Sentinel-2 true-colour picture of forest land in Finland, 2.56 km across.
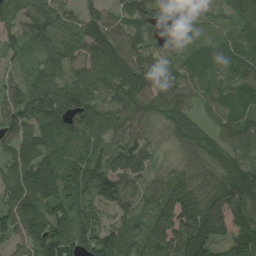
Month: August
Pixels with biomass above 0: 94%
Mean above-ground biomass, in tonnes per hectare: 89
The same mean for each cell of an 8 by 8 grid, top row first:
84 90 58 58 116 92 31 84
53 74 65 124 83 62 45 69
45 79 70 85 121 98 50 68
116 117 107 54 91 93 31 80
92 77 59 51 78 59 87 82
114 128 113 99 66 79 95 135
108 100 93 73 38 159 143 175
70 130 91 97 91 158 118 144
